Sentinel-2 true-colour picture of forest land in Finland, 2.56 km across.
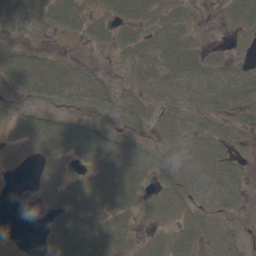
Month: May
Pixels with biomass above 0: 73%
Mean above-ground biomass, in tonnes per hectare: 32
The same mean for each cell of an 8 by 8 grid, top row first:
51 59 48 33 33 37 2 38
30 11 5 32 46 54 12 5
61 83 61 25 39 55 54 55
22 28 29 39 37 42 43 21
22 43 42 34 18 32 46 17
2 15 11 48 31 31 57 27
0 15 44 44 21 20 23 13
1 18 50 44 10 31 17 10
